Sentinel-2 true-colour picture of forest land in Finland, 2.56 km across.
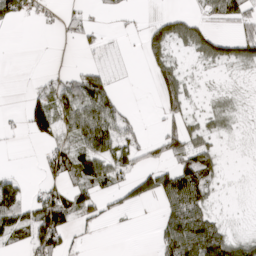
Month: March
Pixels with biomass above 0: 52%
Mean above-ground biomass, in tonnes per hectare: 45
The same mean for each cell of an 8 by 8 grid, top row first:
62 24 30 10 9 46 37 55
0 0 22 7 55 31 60 62
0 22 69 38 2 77 4 4
7 92 100 77 4 57 22 7
3 39 71 95 41 71 40 3
34 41 90 71 61 98 63 2
104 138 73 25 12 79 45 2
51 107 19 0 0 111 122 45
